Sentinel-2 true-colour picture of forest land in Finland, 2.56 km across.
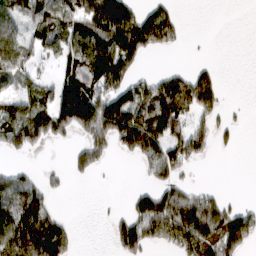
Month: March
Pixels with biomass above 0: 54%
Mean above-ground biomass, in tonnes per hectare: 78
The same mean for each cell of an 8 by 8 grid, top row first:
66 89 103 186 83 39 0 0
85 61 115 157 93 21 1 0
69 33 129 124 58 86 96 0
95 117 179 177 120 118 88 4
88 43 53 91 158 103 52 13
63 26 32 1 29 75 0 0
161 71 0 6 99 128 124 45
196 206 11 44 113 120 131 125
